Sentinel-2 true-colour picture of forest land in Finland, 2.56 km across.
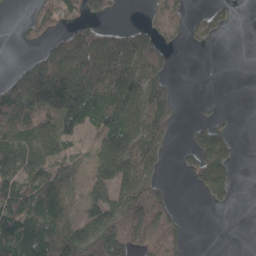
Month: April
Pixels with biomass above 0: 58%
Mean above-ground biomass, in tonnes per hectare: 88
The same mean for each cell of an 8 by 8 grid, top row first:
5 92 78 35 21 67 42 6
9 87 217 216 156 24 12 0
123 285 242 208 147 16 0 0
138 162 162 91 124 61 7 1
101 112 42 123 156 18 104 13
116 83 32 125 137 6 113 9
143 99 49 150 203 44 13 2
153 123 165 193 114 86 0 0
